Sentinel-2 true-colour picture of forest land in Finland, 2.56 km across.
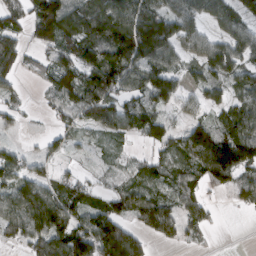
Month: March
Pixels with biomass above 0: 74%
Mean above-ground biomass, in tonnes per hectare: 78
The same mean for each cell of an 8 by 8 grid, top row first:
65 148 112 131 146 96 69 69
67 78 115 143 185 78 80 87
37 57 106 116 90 69 59 65
32 27 83 109 79 32 46 81
3 9 21 26 42 75 159 161
73 29 32 26 60 66 102 84
115 168 80 68 92 72 43 27
51 120 132 184 58 42 13 0
